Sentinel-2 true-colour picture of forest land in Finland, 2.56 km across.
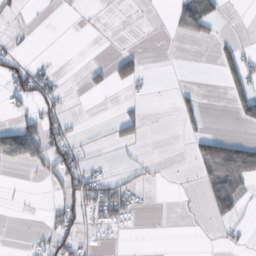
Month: October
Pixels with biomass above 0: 21%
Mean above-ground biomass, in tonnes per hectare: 17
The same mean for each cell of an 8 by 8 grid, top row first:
5 0 1 0 0 33 57 0
8 0 0 1 5 0 1 16
47 30 3 32 16 0 0 34
18 27 0 1 10 17 7 27
84 53 14 12 8 0 58 47
0 16 53 14 6 0 66 88
1 8 38 47 4 0 25 25
0 18 23 4 0 0 0 6
